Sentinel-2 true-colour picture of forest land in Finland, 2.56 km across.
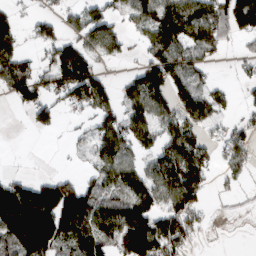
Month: March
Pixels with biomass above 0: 62%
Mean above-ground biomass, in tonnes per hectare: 85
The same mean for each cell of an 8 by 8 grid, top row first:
45 40 76 70 87 155 124 144
68 69 91 82 52 120 98 21
135 78 156 31 109 112 48 25
18 76 45 82 95 101 92 30
0 0 27 132 71 125 59 82
40 44 43 87 79 144 59 39
210 215 201 113 104 125 30 9
137 186 133 104 158 129 7 0
